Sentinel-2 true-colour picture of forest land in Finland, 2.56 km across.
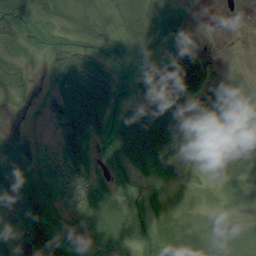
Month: August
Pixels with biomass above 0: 88%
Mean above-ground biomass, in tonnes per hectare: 41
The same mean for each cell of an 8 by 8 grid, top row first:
80 35 40 28 61 47 1 1
41 37 52 55 48 23 4 1
55 28 94 83 45 93 53 26
8 43 91 59 64 68 101 47
25 19 74 61 98 63 47 33
28 18 47 31 32 17 11 23
18 39 30 47 44 15 8 15
20 45 26 54 39 35 18 9
